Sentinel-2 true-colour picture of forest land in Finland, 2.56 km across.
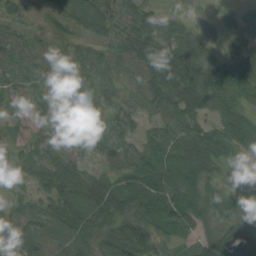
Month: August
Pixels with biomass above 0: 92%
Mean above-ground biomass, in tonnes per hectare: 63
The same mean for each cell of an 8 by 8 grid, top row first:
31 31 71 45 56 25 14 32
52 46 43 45 82 93 50 40
41 38 51 55 78 126 103 79
24 52 35 47 56 107 60 79
35 48 36 76 61 90 112 72
24 78 54 64 88 87 69 28
33 63 98 83 91 115 70 62
68 71 70 90 92 46 66 98
